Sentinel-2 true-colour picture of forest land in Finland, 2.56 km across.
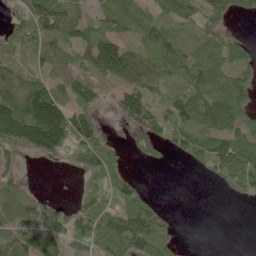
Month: June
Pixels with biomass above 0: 71%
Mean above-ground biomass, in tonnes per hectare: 68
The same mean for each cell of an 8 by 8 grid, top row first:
59 140 62 43 29 51 43 23
67 89 60 101 52 90 79 68
81 74 74 66 67 48 113 76
157 212 84 21 87 69 107 94
91 146 139 36 75 51 82 135
39 0 47 69 7 0 24 123
74 56 52 64 79 6 0 3
96 95 63 81 117 34 0 7
